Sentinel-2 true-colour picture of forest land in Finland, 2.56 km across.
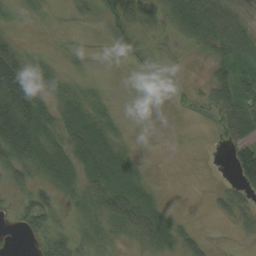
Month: August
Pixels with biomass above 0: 70%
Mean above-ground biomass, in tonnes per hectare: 41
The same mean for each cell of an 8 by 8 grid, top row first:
12 7 19 49 65 78 84 31
44 5 9 16 32 20 47 46
125 28 16 1 10 4 34 70
123 53 68 20 1 5 21 74
98 79 103 66 1 0 0 52
43 64 73 124 30 0 0 59
28 63 32 95 97 7 10 44
5 54 32 28 59 51 19 9
